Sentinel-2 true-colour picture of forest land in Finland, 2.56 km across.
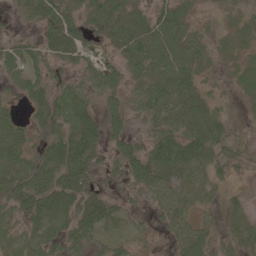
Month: May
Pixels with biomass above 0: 78%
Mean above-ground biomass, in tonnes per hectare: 40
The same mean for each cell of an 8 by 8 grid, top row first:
12 61 43 51 48 46 7 22
37 51 48 41 66 41 26 23
29 45 24 39 43 55 16 24
19 57 49 35 37 51 59 8
50 50 78 32 34 68 65 27
43 58 76 31 59 52 43 10
42 79 78 46 17 58 18 22
18 40 38 24 12 41 36 26
